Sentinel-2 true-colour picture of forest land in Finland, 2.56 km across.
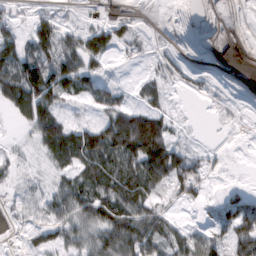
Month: February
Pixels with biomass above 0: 69%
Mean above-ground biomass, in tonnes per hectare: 41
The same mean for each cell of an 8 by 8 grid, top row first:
28 35 8 15 2 0 1 1
66 61 79 46 10 6 0 1
110 98 71 20 24 18 8 0
56 72 9 58 65 10 3 5
8 69 90 106 160 50 5 1
15 14 52 86 88 86 27 1
11 38 64 78 64 13 17 67
2 34 41 84 96 54 46 79
